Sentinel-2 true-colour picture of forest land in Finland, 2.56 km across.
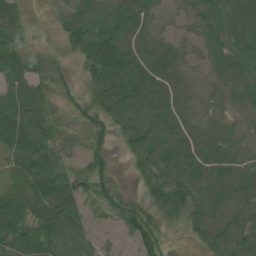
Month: July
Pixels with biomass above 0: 84%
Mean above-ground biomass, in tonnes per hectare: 56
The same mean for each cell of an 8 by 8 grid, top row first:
48 7 79 68 50 21 54 78
56 9 57 92 58 31 55 65
54 35 21 92 69 41 28 59
90 54 34 69 76 57 30 22
94 73 25 32 79 66 58 30
53 104 46 37 44 73 65 49
91 101 52 47 46 56 71 62
90 93 60 9 68 5 55 70
